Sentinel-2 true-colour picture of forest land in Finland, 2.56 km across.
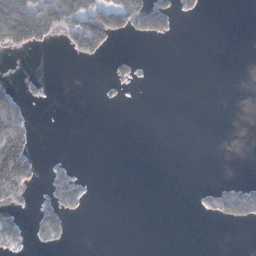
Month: January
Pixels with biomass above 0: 18%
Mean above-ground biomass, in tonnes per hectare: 20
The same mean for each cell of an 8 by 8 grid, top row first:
103 108 98 78 68 32 2 0
50 12 51 13 0 0 0 0
7 5 0 16 3 0 0 0
49 0 0 0 0 0 0 0
128 0 0 0 0 0 0 0
186 17 16 0 0 0 0 0
29 40 16 0 0 0 23 77
26 23 0 0 0 0 0 0
